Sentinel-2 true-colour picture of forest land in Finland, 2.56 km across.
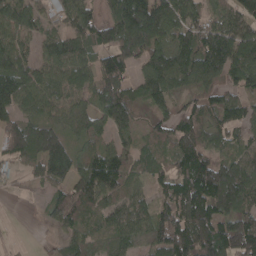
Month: April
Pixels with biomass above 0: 85%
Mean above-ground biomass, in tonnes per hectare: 94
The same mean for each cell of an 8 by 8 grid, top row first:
119 52 107 92 170 109 66 99
112 65 94 106 107 137 133 135
147 82 85 106 91 101 91 83
104 62 71 128 48 77 89 79
124 145 49 68 51 107 90 63
24 92 108 126 53 112 168 129
0 47 94 78 65 143 150 102
2 14 67 74 58 176 157 161
